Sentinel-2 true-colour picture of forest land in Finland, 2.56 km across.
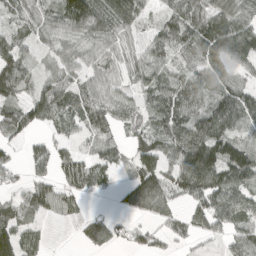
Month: April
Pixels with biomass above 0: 78%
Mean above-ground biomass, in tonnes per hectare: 65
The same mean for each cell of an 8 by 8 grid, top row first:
32 56 147 102 41 88 95 83
69 35 43 51 56 78 132 116
90 45 45 40 73 69 77 44
73 74 57 64 53 92 79 99
29 40 24 41 64 83 121 63
23 43 82 33 84 83 141 99
60 63 23 10 56 33 87 83
110 24 28 46 41 30 27 67
